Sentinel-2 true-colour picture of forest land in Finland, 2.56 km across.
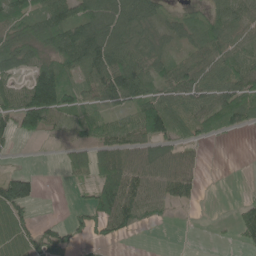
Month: June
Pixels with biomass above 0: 68%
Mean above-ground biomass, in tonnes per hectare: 57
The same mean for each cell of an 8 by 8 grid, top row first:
80 83 81 83 75 22 41 63
76 80 156 106 52 27 72 60
45 141 61 106 67 89 71 87
94 133 64 37 105 70 78 79
15 5 39 73 52 48 16 0
71 0 31 116 67 67 3 0
94 0 26 111 73 21 0 22
53 67 29 35 0 0 1 22
